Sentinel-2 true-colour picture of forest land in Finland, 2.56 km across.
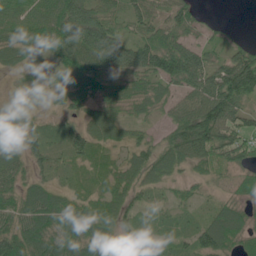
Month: June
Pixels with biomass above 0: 87%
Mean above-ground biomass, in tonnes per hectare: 56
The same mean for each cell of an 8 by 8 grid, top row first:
73 88 97 58 62 65 14 0
64 60 101 112 80 90 40 46
5 15 81 56 54 68 87 154
39 12 32 42 31 52 112 71
54 52 51 36 34 61 94 70
54 33 16 32 44 29 38 31
70 91 59 52 31 29 23 41
96 85 83 51 29 29 74 48
